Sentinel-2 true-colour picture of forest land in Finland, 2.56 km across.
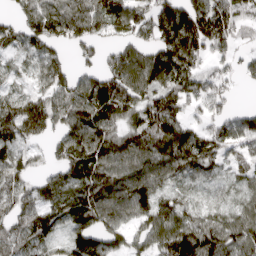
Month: April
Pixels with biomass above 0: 84%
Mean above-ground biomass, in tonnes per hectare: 93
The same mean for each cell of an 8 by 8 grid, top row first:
38 132 123 97 80 155 177 99
60 92 66 56 86 167 112 43
37 89 83 125 109 110 86 38
114 103 107 109 116 105 60 47
89 48 130 109 113 146 75 69
90 62 103 120 113 70 54 58
82 93 101 116 91 82 49 57
96 79 110 77 75 125 121 105
